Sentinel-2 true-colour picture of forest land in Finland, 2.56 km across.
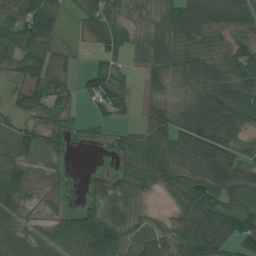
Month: July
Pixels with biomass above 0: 81%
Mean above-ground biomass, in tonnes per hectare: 62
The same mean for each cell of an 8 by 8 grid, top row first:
74 79 42 60 24 77 98 98
71 61 12 66 47 66 52 65
22 83 35 67 25 51 90 80
30 64 17 51 21 66 151 110
73 51 12 28 72 88 117 60
76 43 6 32 68 63 97 73
67 15 32 62 18 41 96 76
73 55 95 118 57 68 120 82
